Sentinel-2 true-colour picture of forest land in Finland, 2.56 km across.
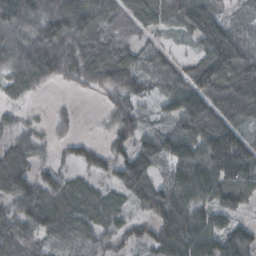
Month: October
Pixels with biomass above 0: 90%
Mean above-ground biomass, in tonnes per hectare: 76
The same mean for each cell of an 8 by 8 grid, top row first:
90 117 114 75 91 73 99 35
74 118 76 71 45 30 100 91
65 61 52 85 65 68 145 124
24 13 8 45 42 78 136 115
54 29 37 53 71 98 129 111
113 54 38 60 107 85 121 113
68 101 71 61 59 104 73 59
84 53 47 50 54 111 90 86
